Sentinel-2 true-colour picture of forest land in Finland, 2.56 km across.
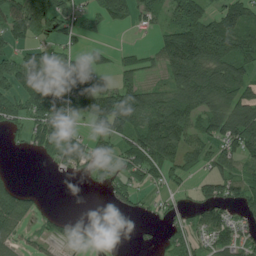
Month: July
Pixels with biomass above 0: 63%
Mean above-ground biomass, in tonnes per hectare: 70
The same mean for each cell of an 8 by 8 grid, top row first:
111 124 63 71 51 77 91 93
48 44 28 25 26 163 150 122
95 161 90 33 51 86 122 108
72 117 48 155 118 114 92 112
16 65 74 49 126 101 73 115
14 4 21 53 76 58 68 93
92 6 0 17 19 31 86 54
35 29 34 1 9 60 55 72
